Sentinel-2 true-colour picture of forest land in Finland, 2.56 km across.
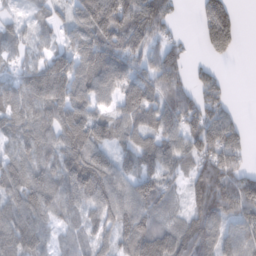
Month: February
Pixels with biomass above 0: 84%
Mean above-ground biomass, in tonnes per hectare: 84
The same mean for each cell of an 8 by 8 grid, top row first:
23 39 112 185 129 33 127 33
37 34 95 123 95 49 74 28
62 96 112 128 100 84 56 0
80 94 103 59 106 104 94 17
62 82 140 79 83 90 111 71
92 75 128 104 88 47 90 71
108 86 67 95 98 41 94 126
116 58 51 62 127 115 93 84
